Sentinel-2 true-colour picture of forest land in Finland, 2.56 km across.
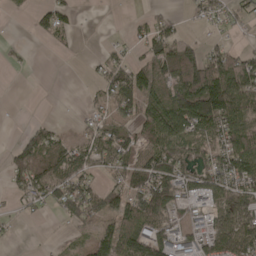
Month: April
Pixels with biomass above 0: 61%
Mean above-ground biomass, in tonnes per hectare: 60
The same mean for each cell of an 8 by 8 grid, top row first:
2 65 13 0 21 15 36 35
9 9 3 16 58 93 41 26
0 0 1 79 84 104 142 109
0 0 10 56 95 137 171 99
34 93 50 112 60 93 62 100
60 108 90 49 100 107 71 96
13 36 114 87 125 57 51 77
5 2 14 85 91 66 71 126
